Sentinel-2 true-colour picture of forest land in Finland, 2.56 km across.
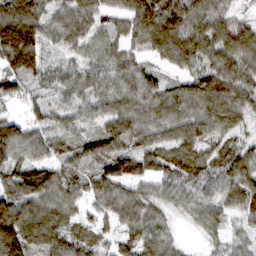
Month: March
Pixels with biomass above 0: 93%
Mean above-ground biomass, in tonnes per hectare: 82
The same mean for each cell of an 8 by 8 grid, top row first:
125 71 79 56 122 137 132 60
142 39 53 63 68 150 120 127
79 52 65 86 87 46 131 134
21 55 54 77 83 94 109 112
105 68 61 79 75 99 90 57
80 92 62 90 64 71 69 127
103 92 49 69 74 44 86 87
137 102 58 39 82 30 25 39
